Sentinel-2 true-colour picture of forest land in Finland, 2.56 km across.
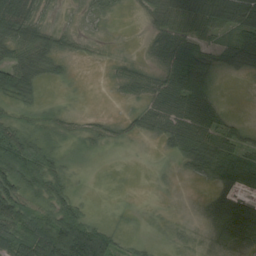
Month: August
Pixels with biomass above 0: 66%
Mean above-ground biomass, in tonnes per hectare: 37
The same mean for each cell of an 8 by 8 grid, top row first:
84 17 10 13 12 44 60 73
53 52 12 3 9 80 43 88
80 19 1 13 37 85 46 6
16 13 8 4 29 57 49 2
74 25 10 17 4 33 56 39
81 63 4 0 0 5 27 58
86 54 38 2 1 1 20 73
96 124 160 61 8 6 10 43
